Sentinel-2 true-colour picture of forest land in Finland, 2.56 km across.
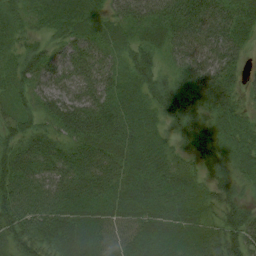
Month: August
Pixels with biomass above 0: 97%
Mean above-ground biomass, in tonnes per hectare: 54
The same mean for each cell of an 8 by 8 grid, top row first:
33 48 50 35 42 65 69 50
34 37 51 37 40 49 58 38
49 52 55 47 57 34 63 28
45 49 76 65 60 80 48 33
54 55 58 62 60 36 58 54
78 61 74 67 60 54 46 44
85 66 66 60 65 55 38 49
61 61 72 59 54 51 43 70
